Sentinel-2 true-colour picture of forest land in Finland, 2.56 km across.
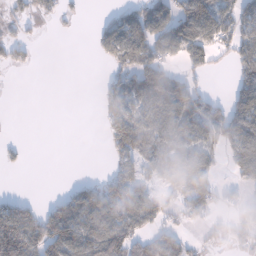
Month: January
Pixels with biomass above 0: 50%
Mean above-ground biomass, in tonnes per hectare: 54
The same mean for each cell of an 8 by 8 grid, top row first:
28 31 8 26 71 86 106 63
40 0 0 77 81 90 76 70
0 0 0 44 87 45 18 69
0 0 0 61 72 92 73 109
8 0 0 65 69 80 64 101
1 0 3 56 45 82 78 48
68 40 109 108 81 56 83 46
147 115 89 105 59 56 25 42
